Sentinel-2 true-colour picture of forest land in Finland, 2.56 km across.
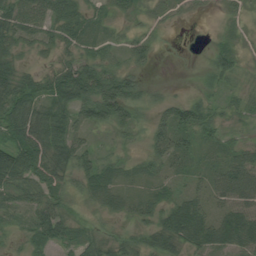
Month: August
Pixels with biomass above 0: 86%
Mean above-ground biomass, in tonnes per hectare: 40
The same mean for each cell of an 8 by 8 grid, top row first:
57 57 47 28 24 14 6 18
36 25 42 25 39 5 13 21
59 40 86 70 21 2 22 25
68 61 61 77 26 58 43 29
69 74 49 19 26 55 31 26
69 60 49 43 29 21 29 56
30 49 23 32 35 55 38 52
15 44 33 32 35 54 58 71
